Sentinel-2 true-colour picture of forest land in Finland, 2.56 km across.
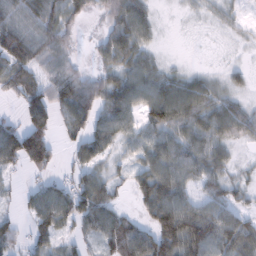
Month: February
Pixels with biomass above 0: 78%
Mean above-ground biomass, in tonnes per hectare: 58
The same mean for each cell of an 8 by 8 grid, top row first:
59 70 39 66 57 2 12 14
107 67 13 78 46 0 1 5
70 58 64 60 78 44 30 18
17 87 52 81 64 98 76 54
116 86 37 35 62 75 72 30
18 29 48 36 80 87 69 14
15 91 85 63 69 118 63 45
44 48 30 108 104 136 106 101
